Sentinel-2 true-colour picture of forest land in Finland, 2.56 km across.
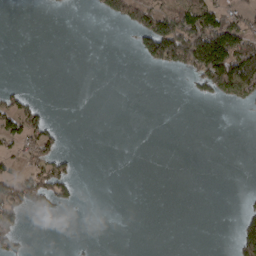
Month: March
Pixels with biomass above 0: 20%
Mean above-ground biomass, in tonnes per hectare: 26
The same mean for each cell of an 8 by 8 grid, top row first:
0 1 0 48 84 96 84 38
0 0 0 0 52 149 166 113
2 0 0 0 0 0 84 165
68 17 0 0 0 0 0 3
36 53 0 0 0 0 0 0
53 84 12 0 0 0 0 0
72 40 8 0 0 0 0 10
36 0 3 0 0 0 0 66
